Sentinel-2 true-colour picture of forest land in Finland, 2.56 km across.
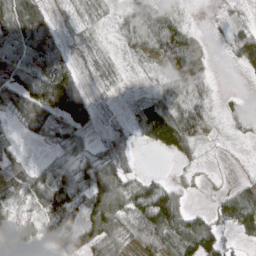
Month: March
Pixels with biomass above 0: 81%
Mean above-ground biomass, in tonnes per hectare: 51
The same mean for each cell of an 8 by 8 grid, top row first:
81 38 17 13 54 29 3 8
54 74 21 8 34 98 23 57
81 134 37 16 5 72 41 3
47 95 130 9 63 100 48 23
17 15 35 37 22 86 16 5
45 45 44 77 28 8 5 5
31 89 77 109 124 96 23 119
53 89 101 66 67 88 91 25
